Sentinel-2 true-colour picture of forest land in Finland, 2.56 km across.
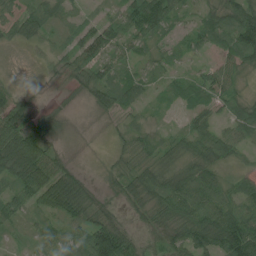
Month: July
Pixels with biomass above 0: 86%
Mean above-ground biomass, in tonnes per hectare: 45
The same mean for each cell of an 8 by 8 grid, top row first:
36 43 24 29 106 43 36 79
14 19 57 61 32 25 29 83
9 9 40 55 38 23 45 24
86 18 3 30 21 9 34 38
84 50 9 14 30 29 66 44
67 74 30 24 50 61 72 25
54 38 69 20 44 81 92 58
6 46 71 120 21 53 72 120
